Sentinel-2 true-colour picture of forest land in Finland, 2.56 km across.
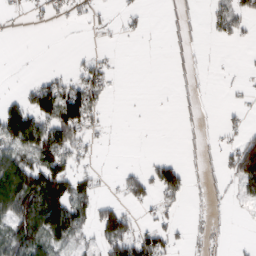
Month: March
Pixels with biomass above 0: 37%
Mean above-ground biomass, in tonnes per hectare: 36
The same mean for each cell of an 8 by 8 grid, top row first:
3 20 13 10 12 15 20 52
0 0 2 5 1 14 2 5
2 31 52 23 0 6 2 5
85 97 131 4 0 7 3 11
79 105 49 3 0 0 11 53
118 128 52 6 50 61 12 72
105 165 59 52 19 19 7 6
95 86 29 82 75 24 13 4
